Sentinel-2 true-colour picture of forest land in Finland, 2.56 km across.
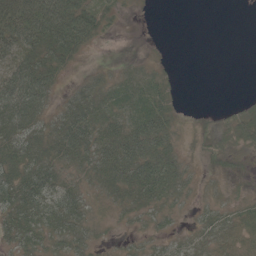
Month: May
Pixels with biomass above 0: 67%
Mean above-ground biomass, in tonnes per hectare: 31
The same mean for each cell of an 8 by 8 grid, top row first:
76 84 69 12 1 0 0 0
53 65 40 0 1 0 0 0
67 51 16 17 23 7 0 0
75 36 50 25 37 18 3 18
52 44 62 56 62 23 14 16
52 48 33 67 69 44 9 7
50 49 42 28 39 22 21 22
35 30 33 8 20 21 35 25
